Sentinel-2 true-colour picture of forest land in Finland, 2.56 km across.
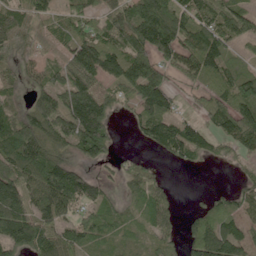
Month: June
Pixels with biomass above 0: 77%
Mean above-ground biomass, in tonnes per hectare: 98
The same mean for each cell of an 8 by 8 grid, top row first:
84 72 81 107 190 134 112 117
83 46 150 110 164 162 160 52
46 67 165 37 212 57 116 141
67 132 197 78 82 58 107 167
148 112 129 64 35 124 80 109
147 171 99 26 75 3 1 26
147 128 80 57 94 36 66 76
130 110 97 57 51 39 136 97
